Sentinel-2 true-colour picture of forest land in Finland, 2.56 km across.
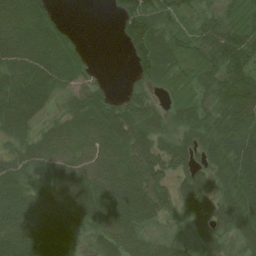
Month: July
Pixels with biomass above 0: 85%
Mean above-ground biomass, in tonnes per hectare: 63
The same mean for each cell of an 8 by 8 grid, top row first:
95 60 0 14 83 60 47 50
89 89 33 1 88 45 65 100
77 80 50 6 43 36 53 92
98 35 81 72 66 37 47 113
52 65 57 75 64 50 54 91
65 68 69 73 80 51 51 86
74 74 90 87 88 47 77 81
96 93 42 70 41 22 57 45
